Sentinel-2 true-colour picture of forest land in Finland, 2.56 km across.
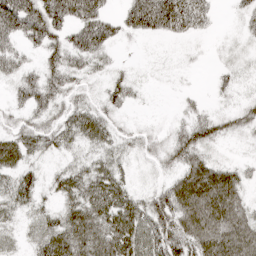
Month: April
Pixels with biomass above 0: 80%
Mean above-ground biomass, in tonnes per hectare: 44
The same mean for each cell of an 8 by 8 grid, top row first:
101 81 74 30 89 92 35 20
39 51 68 28 3 5 4 13
39 52 31 33 10 5 5 18
26 41 52 30 3 11 23 39
55 38 37 36 26 48 41 8
50 23 53 58 9 44 84 34
40 26 66 79 52 77 92 53
19 55 73 77 77 75 79 78
